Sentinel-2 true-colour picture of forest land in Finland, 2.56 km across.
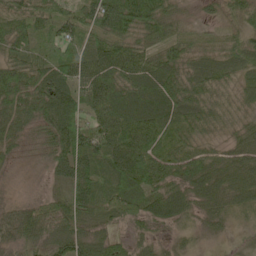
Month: May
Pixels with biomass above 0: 95%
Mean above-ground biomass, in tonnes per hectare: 64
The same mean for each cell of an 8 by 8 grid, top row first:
60 73 88 117 99 51 22 44
58 49 62 87 70 81 60 65
87 90 92 87 91 84 81 50
92 79 70 95 100 81 68 45
46 52 71 75 79 54 39 54
12 18 75 62 85 62 85 67
41 46 56 59 68 72 56 52
52 57 74 54 35 24 20 18
